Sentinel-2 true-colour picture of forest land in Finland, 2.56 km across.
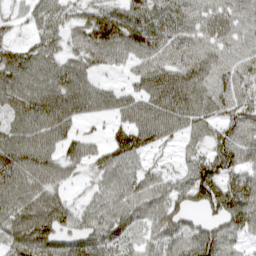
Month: April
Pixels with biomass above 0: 85%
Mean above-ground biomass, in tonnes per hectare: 77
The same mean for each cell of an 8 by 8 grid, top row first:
29 70 54 83 88 80 66 68
57 71 70 100 88 76 70 63
93 88 82 16 72 90 80 66
86 121 81 54 87 106 76 77
99 84 66 70 82 36 68 96
102 84 30 71 64 52 106 92
95 106 44 78 73 90 73 126
90 105 96 86 49 78 97 49
